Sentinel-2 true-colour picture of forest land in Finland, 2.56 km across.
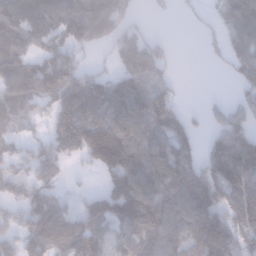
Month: January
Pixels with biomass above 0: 73%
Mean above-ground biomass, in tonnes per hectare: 106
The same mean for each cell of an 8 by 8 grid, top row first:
135 137 157 169 13 12 22 115
115 103 80 59 110 12 21 86
136 130 105 83 113 35 0 57
107 65 153 123 128 84 47 84
69 115 194 234 147 157 60 162
78 84 14 123 157 153 127 169
81 129 60 140 162 141 139 125
82 129 147 85 123 108 175 110
